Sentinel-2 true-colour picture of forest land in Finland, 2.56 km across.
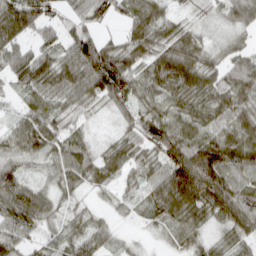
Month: April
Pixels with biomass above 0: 88%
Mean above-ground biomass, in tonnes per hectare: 57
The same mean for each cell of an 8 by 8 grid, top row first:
105 38 37 29 72 32 15 65
55 43 95 67 82 72 32 33
44 78 81 135 65 90 55 80
21 43 30 28 55 50 61 82
47 63 37 36 69 91 85 91
72 27 53 36 41 120 143 68
89 52 19 15 24 73 84 103
47 25 43 26 8 22 28 50
